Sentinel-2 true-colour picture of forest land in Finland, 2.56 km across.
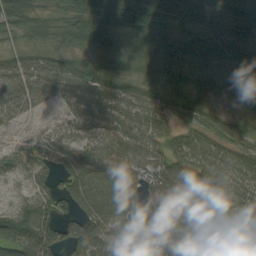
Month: August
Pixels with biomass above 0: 92%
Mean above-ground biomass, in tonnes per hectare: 77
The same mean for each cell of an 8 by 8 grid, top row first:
61 39 81 108 106 77 64 73
31 45 53 61 67 70 122 145
81 91 96 72 79 79 69 82
56 26 79 91 97 70 57 38
25 67 58 91 85 53 74 61
38 59 106 106 81 88 85 85
53 66 78 112 92 113 78 71
116 114 104 83 93 108 91 64
